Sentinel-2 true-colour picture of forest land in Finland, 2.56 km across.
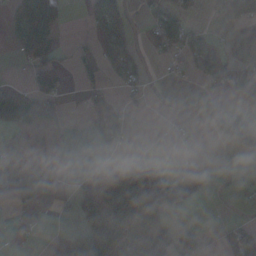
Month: November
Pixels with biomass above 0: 43%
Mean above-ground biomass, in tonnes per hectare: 40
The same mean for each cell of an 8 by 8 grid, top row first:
51 80 2 97 16 48 10 46
42 83 22 60 12 41 46 12
4 60 23 15 19 6 40 71
47 28 5 25 3 2 32 28
59 19 0 27 5 6 2 49
110 89 12 32 106 21 21 8
26 33 90 150 109 34 1 7
10 1 114 151 66 59 9 63
